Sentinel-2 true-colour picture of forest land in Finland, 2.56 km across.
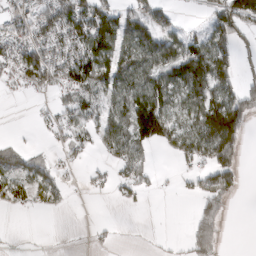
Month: March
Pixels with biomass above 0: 53%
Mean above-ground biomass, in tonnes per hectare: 58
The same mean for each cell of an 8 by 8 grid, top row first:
37 98 123 90 79 24 46 132
70 88 94 103 110 83 112 48
35 74 100 96 102 95 137 58
0 12 78 72 159 71 114 119
17 7 36 74 104 68 133 80
65 42 5 22 41 12 66 54
19 21 3 2 8 0 51 0
1 2 1 7 1 3 81 0
